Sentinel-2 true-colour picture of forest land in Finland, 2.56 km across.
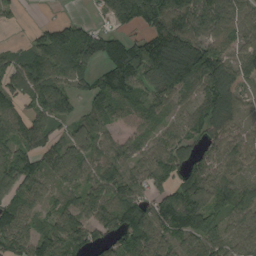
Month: August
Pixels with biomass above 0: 86%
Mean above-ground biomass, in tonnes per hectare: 102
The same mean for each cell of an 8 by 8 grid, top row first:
28 3 20 115 155 154 130 98
26 140 200 137 133 163 134 85
126 139 77 118 94 163 124 100
105 118 49 82 76 49 84 54
101 79 100 58 54 96 81 84
129 79 92 133 94 88 113 76
115 64 108 138 94 158 137 104
124 123 108 96 126 91 108 103
